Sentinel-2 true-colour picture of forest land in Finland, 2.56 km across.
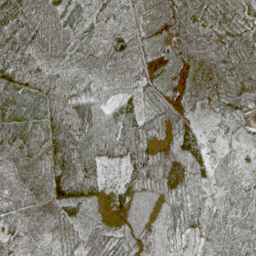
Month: May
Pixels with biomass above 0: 98%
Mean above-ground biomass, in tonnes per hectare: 52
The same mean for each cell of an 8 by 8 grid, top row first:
65 87 38 38 26 51 50 39
68 87 42 43 30 53 70 64
79 42 30 23 44 43 38 83
95 84 89 66 58 66 14 46
53 72 127 88 60 62 28 21
53 46 130 20 69 60 40 31
54 30 56 23 40 48 44 48
29 24 33 53 29 25 33 51
